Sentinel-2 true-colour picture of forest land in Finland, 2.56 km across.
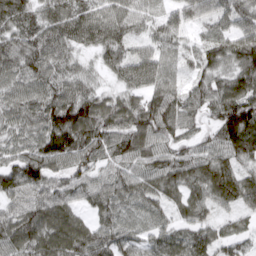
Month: March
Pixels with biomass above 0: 96%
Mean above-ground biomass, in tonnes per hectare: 72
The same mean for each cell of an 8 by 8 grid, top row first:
91 84 87 80 46 60 71 76
88 104 55 83 48 44 75 102
66 74 60 36 94 37 76 96
66 93 112 87 111 89 67 129
59 99 101 82 84 64 60 113
88 81 61 49 61 62 74 64
50 65 36 71 61 36 50 48
67 59 71 71 44 61 65 45
